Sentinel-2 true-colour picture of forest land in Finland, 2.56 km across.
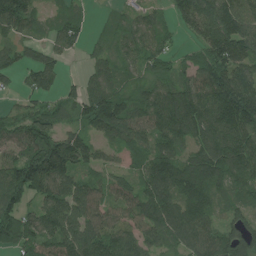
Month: July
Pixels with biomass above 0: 88%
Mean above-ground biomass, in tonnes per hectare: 107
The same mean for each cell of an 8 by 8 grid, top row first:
136 48 59 26 58 59 139 143
60 68 43 72 97 40 120 152
45 77 56 111 77 90 136 150
51 81 84 175 114 167 147 189
104 144 104 66 91 106 130 135
145 175 78 67 119 158 145 106
127 108 110 92 130 149 116 80
106 110 145 124 103 108 126 156
